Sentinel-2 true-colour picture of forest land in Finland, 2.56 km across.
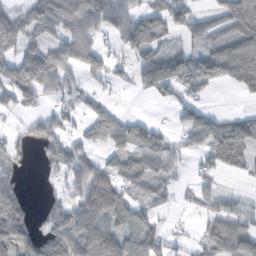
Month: November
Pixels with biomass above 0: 63%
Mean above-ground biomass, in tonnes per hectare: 72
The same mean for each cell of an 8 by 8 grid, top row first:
52 120 135 108 81 72 44 115
74 94 116 30 104 47 76 134
90 100 47 40 71 105 95 120
32 37 43 71 6 26 48 26
23 50 56 80 100 45 102 134
36 15 90 94 95 38 38 27
101 33 117 127 46 15 39 52
113 104 132 113 96 18 49 84
